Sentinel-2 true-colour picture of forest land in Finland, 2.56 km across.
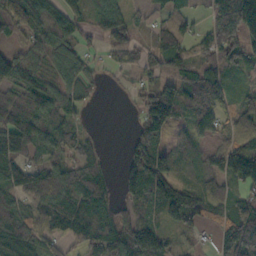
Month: October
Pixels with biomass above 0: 80%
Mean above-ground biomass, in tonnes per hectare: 76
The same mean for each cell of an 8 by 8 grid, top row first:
100 81 51 92 19 57 53 139
37 70 60 59 35 88 81 87
30 41 77 9 36 70 97 27
102 93 49 0 89 127 98 82
134 82 58 1 126 48 43 80
107 95 110 31 154 107 79 127
82 100 117 61 67 115 68 82
136 74 72 94 60 31 14 154
